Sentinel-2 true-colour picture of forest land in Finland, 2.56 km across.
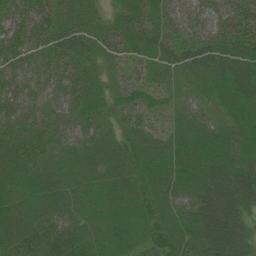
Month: July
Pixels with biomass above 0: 100%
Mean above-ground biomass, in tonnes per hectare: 60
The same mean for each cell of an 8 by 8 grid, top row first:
52 56 58 38 77 53 51 63
58 56 63 56 56 59 70 68
46 46 57 38 45 52 56 89
54 48 55 49 57 53 43 54
67 52 50 54 58 64 75 59
52 48 48 62 62 73 86 77
55 56 42 59 65 68 92 73
72 69 50 60 56 71 97 86
